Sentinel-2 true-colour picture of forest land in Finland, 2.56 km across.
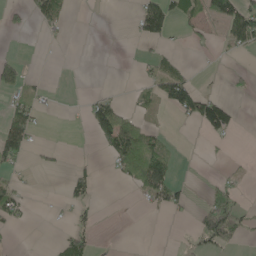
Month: May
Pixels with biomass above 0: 25%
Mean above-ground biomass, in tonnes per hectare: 26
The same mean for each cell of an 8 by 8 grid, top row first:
12 50 0 0 78 43 57 116
3 1 0 0 3 8 8 39
69 5 0 0 16 80 2 7
59 9 4 100 17 34 92 10
76 9 0 81 71 7 4 0
20 1 33 7 64 28 3 7
43 1 22 0 11 30 50 31
1 3 52 5 0 1 42 20
